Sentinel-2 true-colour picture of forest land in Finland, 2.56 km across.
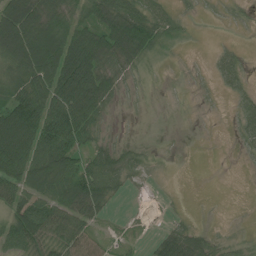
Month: July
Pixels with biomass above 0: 63%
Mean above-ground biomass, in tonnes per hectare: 40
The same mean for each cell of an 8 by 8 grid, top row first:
113 83 38 70 59 22 2 6
115 122 95 72 60 8 2 10
63 92 110 40 7 2 6 27
89 78 86 11 3 4 1 28
93 69 39 26 9 2 0 14
67 88 80 54 11 0 0 0
50 67 81 15 2 1 0 0
60 54 52 21 11 67 28 9
